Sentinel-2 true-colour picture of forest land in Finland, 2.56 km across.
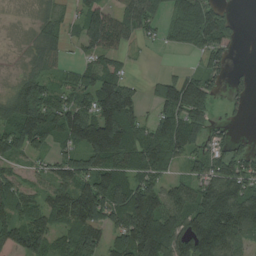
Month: August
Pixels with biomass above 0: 78%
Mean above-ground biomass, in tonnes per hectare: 92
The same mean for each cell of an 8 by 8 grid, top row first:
3 32 58 100 107 78 125 10
6 59 43 110 12 38 99 12
41 70 68 110 20 82 66 24
137 139 124 190 37 119 66 19
98 82 112 179 135 110 60 26
51 58 122 144 103 46 98 133
83 92 163 141 166 97 152 158
170 96 142 71 208 118 182 79
